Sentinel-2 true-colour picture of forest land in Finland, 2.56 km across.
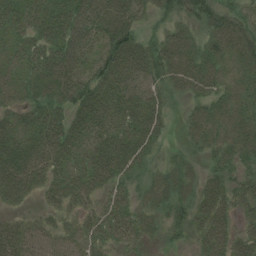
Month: August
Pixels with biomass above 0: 89%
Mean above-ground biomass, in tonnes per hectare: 41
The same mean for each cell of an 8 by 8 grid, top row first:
39 48 70 79 26 37 39 38
29 41 59 56 52 56 27 54
33 48 50 60 52 47 40 35
31 45 45 57 60 11 34 39
55 61 46 56 47 12 35 45
68 46 45 45 22 34 29 30
19 26 31 33 26 33 46 27
58 44 37 29 20 21 43 36
